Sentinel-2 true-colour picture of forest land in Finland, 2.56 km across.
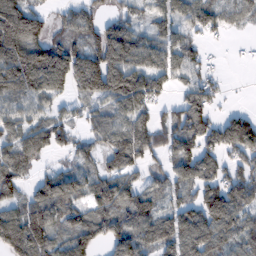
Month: February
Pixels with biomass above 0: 78%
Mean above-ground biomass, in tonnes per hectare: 107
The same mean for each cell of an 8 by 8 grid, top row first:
228 56 84 55 46 90 110 51
192 150 100 200 114 96 25 6
210 214 171 207 160 72 67 1
104 77 47 91 98 80 86 49
103 117 53 100 103 113 95 159
109 75 86 96 57 96 113 99
78 165 86 125 130 92 160 111
152 133 115 112 107 130 136 99
